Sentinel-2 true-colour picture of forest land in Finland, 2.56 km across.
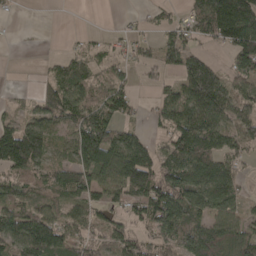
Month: April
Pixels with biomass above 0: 71%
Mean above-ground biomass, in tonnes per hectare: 78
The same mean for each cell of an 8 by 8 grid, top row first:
7 0 0 1 14 24 143 196
1 0 23 28 30 104 29 129
0 53 88 58 22 54 164 81
29 84 108 90 20 114 139 77
219 89 139 139 72 98 116 84
78 70 100 96 129 113 140 49
80 64 60 57 96 144 93 55
105 144 72 62 52 99 103 93
